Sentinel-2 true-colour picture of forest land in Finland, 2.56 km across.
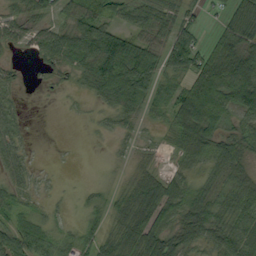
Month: September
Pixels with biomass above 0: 75%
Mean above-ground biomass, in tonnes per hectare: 47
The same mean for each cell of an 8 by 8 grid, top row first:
33 30 62 43 51 45 11 71
29 69 90 110 78 71 36 83
19 9 29 99 79 38 106 119
25 0 3 34 34 70 102 67
43 1 1 8 12 33 70 50
44 8 0 9 39 33 34 46
37 13 13 38 83 56 68 62
60 44 38 51 97 57 46 72
